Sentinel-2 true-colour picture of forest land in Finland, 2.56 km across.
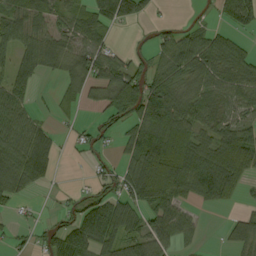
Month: September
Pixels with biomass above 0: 68%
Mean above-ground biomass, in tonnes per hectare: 60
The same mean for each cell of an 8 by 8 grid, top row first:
82 69 53 88 39 3 8 71
63 73 67 30 17 83 73 37
77 16 76 90 73 77 72 73
68 11 18 56 109 102 69 54
76 55 17 18 136 97 60 98
92 36 2 43 140 109 99 67
18 5 57 88 74 62 20 15
15 41 117 77 71 54 5 68
